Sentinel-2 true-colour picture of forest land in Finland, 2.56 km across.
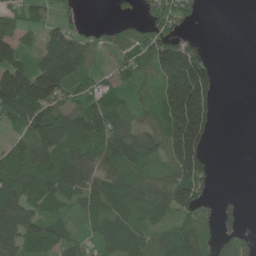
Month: June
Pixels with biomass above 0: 71%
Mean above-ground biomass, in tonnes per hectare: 84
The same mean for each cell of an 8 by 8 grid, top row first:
58 38 7 11 29 102 1 0
95 103 105 55 92 111 37 0
178 173 91 44 48 213 141 0
155 134 95 130 49 219 148 0
75 98 86 119 102 210 73 0
119 98 117 98 74 139 73 0
113 69 57 79 77 118 36 25
103 114 50 83 57 115 65 52
